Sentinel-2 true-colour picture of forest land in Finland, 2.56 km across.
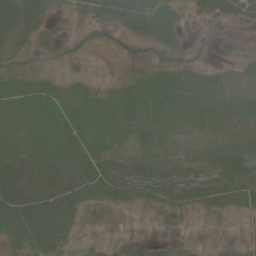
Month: June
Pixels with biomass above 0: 87%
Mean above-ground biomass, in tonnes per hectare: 42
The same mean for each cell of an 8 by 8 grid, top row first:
66 33 16 65 81 33 19 27
38 25 13 15 21 24 15 17
46 25 25 18 52 46 36 32
57 71 84 66 76 61 40 48
56 65 73 43 37 22 20 32
71 70 70 75 75 42 32 50
84 77 50 34 32 40 24 32
62 78 18 14 13 10 9 13
